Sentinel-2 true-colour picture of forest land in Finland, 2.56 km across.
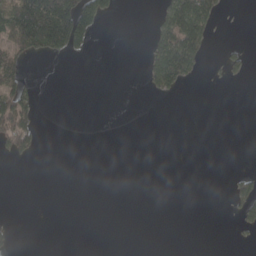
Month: April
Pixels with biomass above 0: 16%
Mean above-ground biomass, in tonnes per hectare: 24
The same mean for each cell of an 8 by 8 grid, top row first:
128 207 178 20 0 102 77 1
78 99 44 0 17 118 29 12
59 0 0 0 21 67 5 11
116 0 0 0 0 0 0 0
67 0 0 0 0 0 0 0
0 0 0 0 0 0 0 18
0 0 0 0 0 0 0 28
9 0 0 0 0 0 0 4
